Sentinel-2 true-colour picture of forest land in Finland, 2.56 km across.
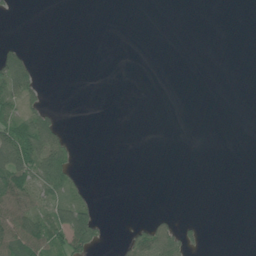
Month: June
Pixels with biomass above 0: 21%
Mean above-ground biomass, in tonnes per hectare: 18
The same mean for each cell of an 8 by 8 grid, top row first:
2 0 0 0 0 0 0 0
18 0 0 0 0 0 0 0
85 3 0 0 0 0 0 0
48 36 0 0 0 0 0 0
132 70 4 0 0 0 0 0
113 81 10 0 0 0 0 0
88 43 65 0 0 1 0 0
85 79 94 4 62 51 5 0
